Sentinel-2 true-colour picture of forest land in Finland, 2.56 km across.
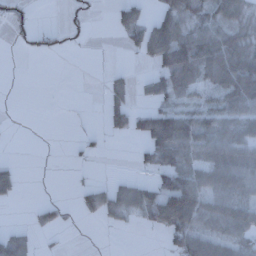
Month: December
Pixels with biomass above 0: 47%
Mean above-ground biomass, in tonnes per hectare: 35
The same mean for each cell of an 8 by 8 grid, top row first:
19 0 15 20 36 64 50 52
7 22 6 0 55 101 81 70
0 0 0 20 15 69 52 96
0 0 1 45 51 65 53 57
0 0 13 1 47 95 60 62
27 1 3 6 12 79 56 61
4 19 24 48 53 116 54 58
47 4 0 0 0 58 62 44
